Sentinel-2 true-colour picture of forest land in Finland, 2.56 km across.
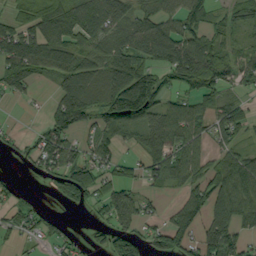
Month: September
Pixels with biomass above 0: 70%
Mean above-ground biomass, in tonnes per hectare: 73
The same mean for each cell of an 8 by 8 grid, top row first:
46 94 106 91 58 78 69 33
98 108 73 82 101 126 92 41
90 27 97 84 112 81 107 55
2 39 119 98 122 72 72 77
26 79 43 48 57 86 45 44
15 65 133 54 55 73 90 100
53 11 33 108 50 63 115 85
24 38 22 95 70 127 121 83
